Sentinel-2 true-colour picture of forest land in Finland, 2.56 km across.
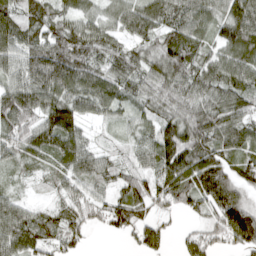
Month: April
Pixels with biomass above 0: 90%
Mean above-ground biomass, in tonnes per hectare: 83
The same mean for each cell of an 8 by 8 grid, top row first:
88 89 67 58 97 100 74 116
85 121 116 67 69 131 60 110
65 121 102 81 84 115 95 90
141 113 83 49 51 94 109 85
81 100 73 20 51 124 113 86
29 42 75 66 79 126 149 68
66 37 71 101 84 62 77 132
94 70 55 11 84 20 66 97
